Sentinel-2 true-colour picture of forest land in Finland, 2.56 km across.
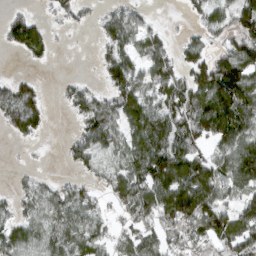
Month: March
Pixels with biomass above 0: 69%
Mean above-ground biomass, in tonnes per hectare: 63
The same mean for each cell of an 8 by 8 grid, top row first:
42 20 28 52 27 3 59 79
55 40 1 61 59 32 46 98
39 3 18 67 56 70 113 133
101 37 54 73 111 88 142 126
12 4 52 54 105 99 58 94
11 13 24 47 104 127 100 103
36 61 75 26 86 132 102 59
74 65 70 37 61 56 64 87
